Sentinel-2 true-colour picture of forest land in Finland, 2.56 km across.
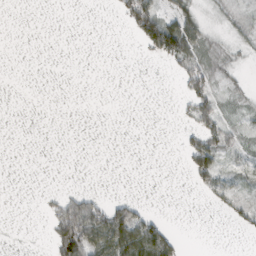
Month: February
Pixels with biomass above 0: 28%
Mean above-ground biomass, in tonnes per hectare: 16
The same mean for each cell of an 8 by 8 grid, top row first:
0 0 0 3 71 33 7 10
0 0 0 0 21 86 18 8
0 0 0 0 0 11 34 7
0 0 0 0 0 5 43 11
0 0 0 0 0 3 47 21
0 0 0 0 0 0 40 20
0 12 80 42 13 0 4 23
0 17 116 80 86 21 0 1
